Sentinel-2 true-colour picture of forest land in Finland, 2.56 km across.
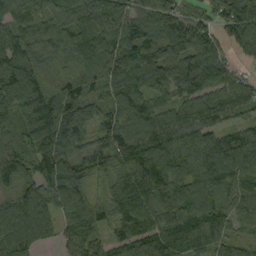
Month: September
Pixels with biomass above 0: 94%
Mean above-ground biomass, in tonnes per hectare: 112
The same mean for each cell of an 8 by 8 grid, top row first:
82 90 127 103 94 88 60 89
130 110 153 137 160 157 129 70
154 103 117 122 118 107 104 69
110 145 132 82 112 95 112 64
97 141 91 117 127 120 146 127
117 115 104 94 131 110 126 121
121 127 116 114 128 134 104 92
120 56 113 80 146 137 132 60
